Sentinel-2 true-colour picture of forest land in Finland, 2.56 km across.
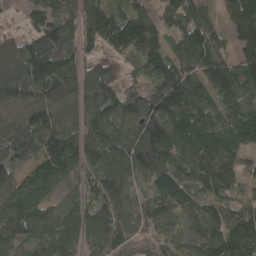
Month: April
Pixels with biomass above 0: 92%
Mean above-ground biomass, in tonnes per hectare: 118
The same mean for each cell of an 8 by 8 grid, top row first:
19 100 117 120 100 108 69 161
98 170 127 79 144 88 142 95
166 172 118 104 69 154 134 141
91 123 96 134 139 140 110 123
105 136 132 136 145 137 147 121
89 156 102 138 84 125 136 87
159 105 97 149 99 100 93 103
108 115 115 145 66 90 144 168
